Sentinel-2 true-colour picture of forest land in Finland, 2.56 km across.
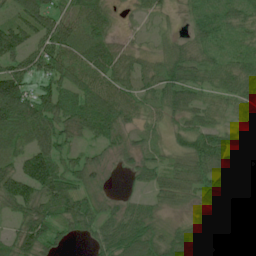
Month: July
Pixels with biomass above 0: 88%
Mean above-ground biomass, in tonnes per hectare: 52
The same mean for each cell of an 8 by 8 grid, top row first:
46 63 61 25 21 12 42 47
82 64 58 38 14 31 36 35
90 60 57 61 40 59 36 54
92 82 86 83 31 42 43 27
51 73 32 37 23 31 77 71
79 109 54 8 31 45 51 92
54 68 65 27 36 21 62 67
59 62 20 64 84 62 69 47
